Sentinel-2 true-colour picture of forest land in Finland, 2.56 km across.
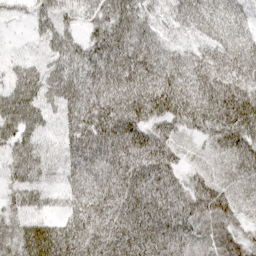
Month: April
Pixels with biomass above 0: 96%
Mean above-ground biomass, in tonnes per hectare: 66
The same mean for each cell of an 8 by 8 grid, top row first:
21 52 46 81 59 42 46 40
17 40 60 93 69 35 40 53
54 62 67 75 85 81 74 89
91 47 68 90 91 103 112 122
76 33 69 88 84 46 43 77
60 38 54 64 82 60 57 59
55 40 57 64 85 83 86 53
83 100 76 74 78 78 54 67
